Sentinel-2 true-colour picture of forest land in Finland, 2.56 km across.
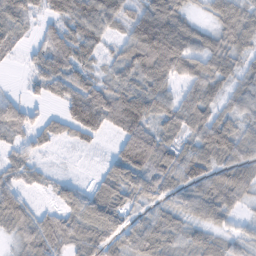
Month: February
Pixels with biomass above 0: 78%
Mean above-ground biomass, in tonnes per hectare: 59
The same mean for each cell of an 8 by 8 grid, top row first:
60 45 82 64 87 91 44 85
25 69 70 25 129 134 73 58
1 74 66 44 76 57 82 47
62 17 117 94 87 70 73 50
27 20 11 24 116 63 101 76
18 1 2 59 73 78 85 81
76 7 42 81 35 46 81 33
36 29 60 56 77 48 50 28
